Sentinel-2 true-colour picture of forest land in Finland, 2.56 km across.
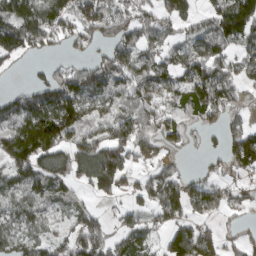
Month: March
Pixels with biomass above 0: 74%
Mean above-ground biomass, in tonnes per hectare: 92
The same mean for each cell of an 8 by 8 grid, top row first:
171 134 114 102 62 94 67 212
128 49 39 79 92 70 115 85
2 63 102 119 103 84 147 87
106 139 113 75 100 73 99 48
188 199 108 161 105 45 20 119
101 118 95 177 40 70 37 48
73 56 51 22 53 119 84 29
73 55 114 92 79 117 112 39
